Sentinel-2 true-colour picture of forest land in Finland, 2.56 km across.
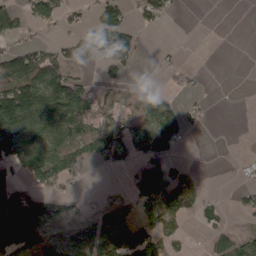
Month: April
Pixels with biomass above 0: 49%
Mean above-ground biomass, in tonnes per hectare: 62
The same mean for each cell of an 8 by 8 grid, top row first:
73 82 27 88 41 12 0 0
45 43 82 169 10 5 0 0
138 140 56 36 5 14 5 0
192 148 125 48 112 61 13 0
123 140 96 101 72 51 0 1
58 118 31 5 121 77 4 2
145 79 13 39 63 98 36 25
194 91 94 121 101 39 31 53
